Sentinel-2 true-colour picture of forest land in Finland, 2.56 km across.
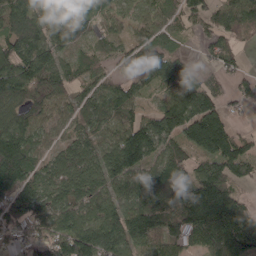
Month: April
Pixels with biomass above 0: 87%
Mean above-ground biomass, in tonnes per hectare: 109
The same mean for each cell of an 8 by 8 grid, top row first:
136 96 79 89 75 60 93 107
150 131 68 59 116 46 54 33
187 127 69 57 82 103 64 47
102 81 81 110 71 174 157 20
188 61 87 112 184 116 134 90
189 81 126 132 112 109 161 81
130 104 114 123 164 114 216 104
46 126 162 152 140 102 136 153
